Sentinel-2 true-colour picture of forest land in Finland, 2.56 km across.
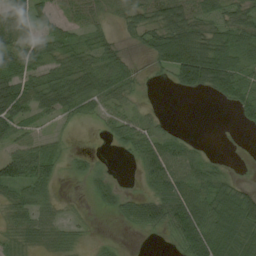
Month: August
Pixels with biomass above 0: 70%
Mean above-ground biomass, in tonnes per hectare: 41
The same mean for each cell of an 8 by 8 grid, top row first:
62 33 34 26 46 79 42 45
56 47 41 26 21 85 81 46
66 53 64 48 11 48 91 58
74 44 39 37 24 1 0 34
33 33 2 18 53 40 6 3
64 51 20 13 34 72 52 12
38 29 4 17 53 92 75 71
30 28 16 8 2 45 86 50
